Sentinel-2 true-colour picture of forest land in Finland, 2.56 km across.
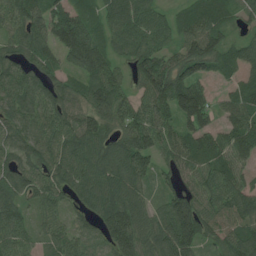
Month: July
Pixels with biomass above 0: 91%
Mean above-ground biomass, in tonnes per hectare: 86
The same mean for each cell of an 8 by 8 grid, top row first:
83 103 98 96 91 52 110 53
68 78 141 71 92 63 114 63
87 67 58 96 109 130 66 62
90 89 83 102 87 110 85 94
71 93 103 84 116 90 90 102
80 85 92 107 77 50 87 74
73 63 42 110 70 119 86 81
82 50 64 86 80 157 59 89
